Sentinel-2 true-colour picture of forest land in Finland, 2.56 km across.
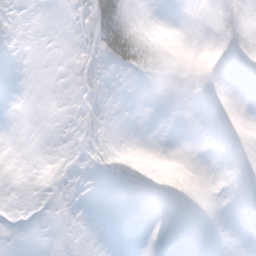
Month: February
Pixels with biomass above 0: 16%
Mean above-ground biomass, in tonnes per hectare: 3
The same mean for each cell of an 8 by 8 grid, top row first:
2 0 7 36 1 0 2 9
1 0 6 39 16 0 2 11
0 0 6 3 2 0 1 0
0 0 5 2 0 0 0 0
0 0 3 4 0 0 0 0
0 1 0 9 6 4 0 0
0 0 0 0 0 2 0 0
0 0 0 0 0 1 0 0
